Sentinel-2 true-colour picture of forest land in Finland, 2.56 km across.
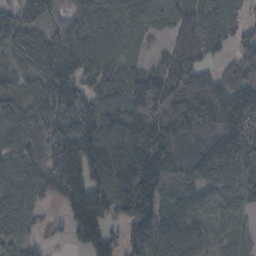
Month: November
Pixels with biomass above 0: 88%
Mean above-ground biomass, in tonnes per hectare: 96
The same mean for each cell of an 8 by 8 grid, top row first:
62 67 103 68 67 74 87 45
86 88 109 66 20 80 98 70
67 102 82 58 102 121 71 104
109 80 127 68 198 104 99 147
87 136 159 110 171 79 98 165
116 87 135 107 178 76 124 122
109 26 162 84 177 72 78 62
83 14 79 71 125 108 67 55
